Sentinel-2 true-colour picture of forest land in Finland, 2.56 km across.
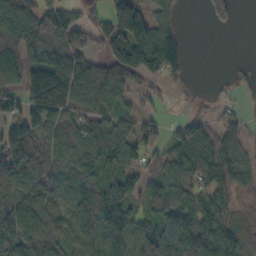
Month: October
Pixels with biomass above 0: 77%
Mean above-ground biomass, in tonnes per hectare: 83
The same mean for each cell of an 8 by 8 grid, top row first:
112 89 51 83 104 33 36 14
131 96 100 103 161 85 0 0
83 186 127 124 65 26 1 16
87 174 91 80 43 7 17 29
149 98 108 100 86 64 97 73
122 104 86 83 56 94 81 71
115 87 69 132 49 96 90 54
117 115 75 117 96 100 103 58
